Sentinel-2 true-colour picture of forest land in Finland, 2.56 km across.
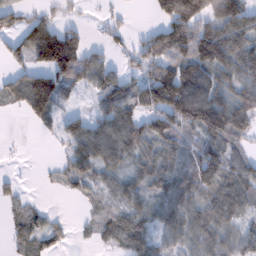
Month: February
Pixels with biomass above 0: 71%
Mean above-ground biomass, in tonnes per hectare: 71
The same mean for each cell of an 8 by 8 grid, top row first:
46 42 19 16 3 132 104 115
61 179 90 33 64 124 143 105
60 123 76 81 79 166 110 100
18 94 22 106 96 150 157 126
3 4 88 125 91 71 84 46
12 7 67 48 62 65 103 93
28 16 10 34 37 80 80 78
39 32 7 37 69 52 73 66
